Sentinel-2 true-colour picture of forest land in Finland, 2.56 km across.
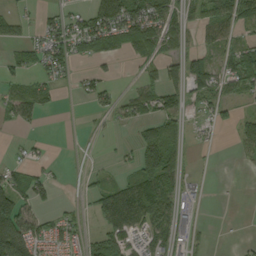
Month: September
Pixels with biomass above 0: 54%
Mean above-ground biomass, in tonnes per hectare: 47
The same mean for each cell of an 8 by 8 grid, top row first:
37 23 47 123 117 56 70 75
46 81 48 55 50 47 31 60
36 35 27 17 27 58 89 80
56 17 4 28 56 70 33 25
8 9 7 5 92 84 8 35
50 33 15 16 104 73 2 2
126 28 15 110 108 47 5 1
140 64 38 84 35 40 11 8
